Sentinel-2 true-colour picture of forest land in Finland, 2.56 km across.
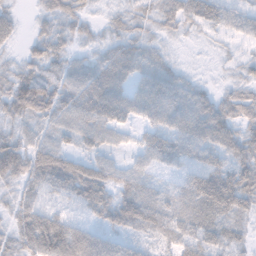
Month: November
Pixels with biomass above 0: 91%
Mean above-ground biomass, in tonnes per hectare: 43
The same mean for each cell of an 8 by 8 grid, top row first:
18 26 27 15 25 50 48 34
15 45 17 30 31 8 8 15
59 63 49 59 41 35 9 23
59 59 59 69 46 59 59 49
51 43 31 29 30 50 53 56
61 72 64 38 33 25 62 58
42 33 29 57 57 41 62 46
40 97 79 43 23 40 48 29
